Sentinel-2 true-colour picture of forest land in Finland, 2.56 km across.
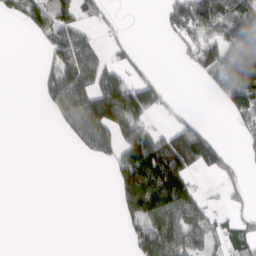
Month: March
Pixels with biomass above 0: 41%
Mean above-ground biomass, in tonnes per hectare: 56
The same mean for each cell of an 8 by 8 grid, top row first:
39 114 59 15 0 93 116 116
0 51 93 22 4 23 99 136
0 51 102 69 51 0 47 147
0 29 122 142 99 23 0 65
0 0 52 83 144 148 100 13
0 0 0 43 208 200 25 16
0 0 0 8 169 132 35 22
0 0 0 0 68 91 45 64
